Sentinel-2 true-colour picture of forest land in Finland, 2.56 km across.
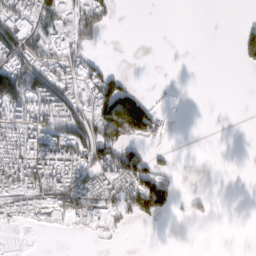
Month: February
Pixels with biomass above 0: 39%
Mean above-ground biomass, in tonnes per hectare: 41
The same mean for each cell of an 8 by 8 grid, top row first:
92 74 61 21 0 0 0 2
116 63 51 0 0 0 0 30
150 96 71 72 0 1 0 0
67 90 73 162 131 1 0 0
64 80 97 107 37 1 0 0
84 87 74 74 112 24 0 0
42 51 77 56 91 25 14 0
1 0 2 10 0 0 0 0
